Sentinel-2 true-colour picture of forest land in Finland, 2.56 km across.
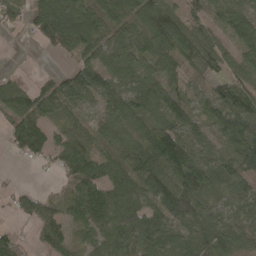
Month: April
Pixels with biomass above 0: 83%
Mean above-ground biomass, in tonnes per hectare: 67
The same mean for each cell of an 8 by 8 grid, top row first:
31 101 87 76 78 74 59 77
5 38 77 68 72 83 80 68
26 41 80 70 64 46 48 59
84 54 41 73 70 80 49 97
49 64 92 53 76 114 51 98
5 6 91 69 107 98 105 86
42 49 64 106 76 121 54 46
34 60 18 81 83 86 84 53
